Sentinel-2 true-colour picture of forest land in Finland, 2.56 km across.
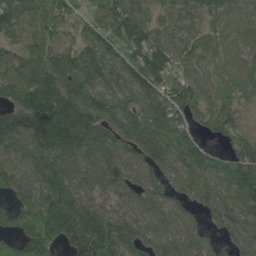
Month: May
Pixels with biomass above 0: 92%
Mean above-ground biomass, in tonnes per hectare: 116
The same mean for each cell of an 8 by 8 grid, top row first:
145 121 68 128 81 75 83 80
70 110 92 127 174 92 67 76
121 161 163 91 146 133 70 75
138 226 170 127 115 136 100 59
109 186 171 136 144 156 65 103
94 147 102 100 85 88 117 152
101 169 153 64 93 75 79 119
99 173 205 177 96 100 52 74
